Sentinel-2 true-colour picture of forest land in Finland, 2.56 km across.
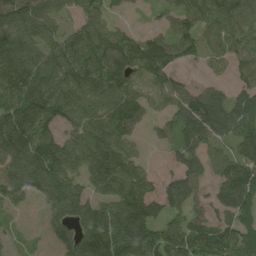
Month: August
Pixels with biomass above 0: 80%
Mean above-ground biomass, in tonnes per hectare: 95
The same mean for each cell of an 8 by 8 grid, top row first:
134 101 68 34 8 81 118 112
118 99 133 122 116 91 67 95
137 109 123 117 68 58 31 55
132 131 100 118 72 77 119 91
155 129 108 132 26 67 79 93
137 153 85 152 82 72 59 132
31 70 102 107 112 70 62 103
14 29 93 119 120 109 131 99
